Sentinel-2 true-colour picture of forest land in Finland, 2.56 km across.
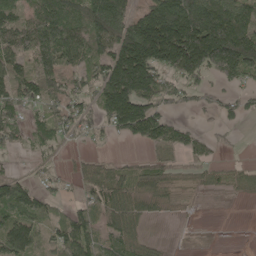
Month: May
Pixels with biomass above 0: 71%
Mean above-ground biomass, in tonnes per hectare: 93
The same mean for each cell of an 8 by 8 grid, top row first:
85 134 130 234 106 226 213 130
116 153 111 144 252 276 288 206
101 112 64 191 209 77 60 90
70 65 68 142 152 32 37 47
38 47 18 14 65 84 47 5
41 25 53 73 72 37 40 37
116 53 54 110 59 21 1 1
158 64 128 85 53 1 1 0
